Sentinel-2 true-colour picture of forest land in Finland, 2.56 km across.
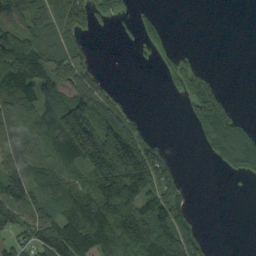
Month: September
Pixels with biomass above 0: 58%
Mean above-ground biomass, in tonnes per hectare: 75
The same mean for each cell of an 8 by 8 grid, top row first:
90 109 104 53 23 0 0 0
128 115 65 0 25 22 0 0
140 80 105 19 0 70 64 0
92 78 155 88 9 0 134 19
77 59 180 215 125 4 53 117
130 73 50 228 195 73 0 41
114 91 108 123 123 108 0 0
60 111 180 100 99 144 28 0
